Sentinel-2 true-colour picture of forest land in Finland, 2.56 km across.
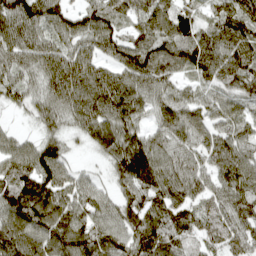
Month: April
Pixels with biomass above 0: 93%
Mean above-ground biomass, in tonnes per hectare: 94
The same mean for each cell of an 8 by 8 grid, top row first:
136 112 82 89 89 93 55 108
108 89 79 91 123 114 123 123
75 96 127 97 107 64 78 107
24 81 108 115 69 97 84 65
54 66 26 103 100 87 91 99
123 111 40 53 146 113 83 121
122 129 91 67 108 97 72 122
117 109 120 96 104 82 62 79
